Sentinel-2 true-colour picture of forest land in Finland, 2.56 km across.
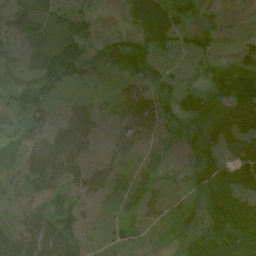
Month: July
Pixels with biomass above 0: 81%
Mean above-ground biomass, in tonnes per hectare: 41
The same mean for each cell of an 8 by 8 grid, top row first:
44 41 37 4 47 41 17 6
22 33 44 43 41 23 28 21
25 41 32 19 50 29 34 77
24 30 37 33 57 43 62 72
25 52 54 33 33 25 63 83
21 55 45 42 38 23 78 85
24 39 31 16 41 22 61 79
50 71 38 30 31 25 63 81
